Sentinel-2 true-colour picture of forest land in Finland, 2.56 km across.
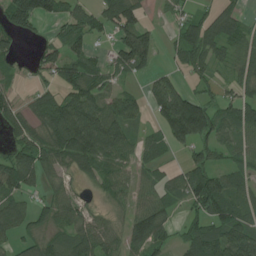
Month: July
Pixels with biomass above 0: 73%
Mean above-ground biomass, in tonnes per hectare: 73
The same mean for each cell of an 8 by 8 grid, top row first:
118 70 81 103 52 33 50 45
41 52 68 48 136 47 98 64
30 41 115 49 33 44 43 67
66 107 137 88 43 186 103 97
60 102 137 106 53 67 81 51
102 59 46 70 43 43 107 63
68 59 53 37 78 31 106 69
45 51 85 57 108 41 112 131
